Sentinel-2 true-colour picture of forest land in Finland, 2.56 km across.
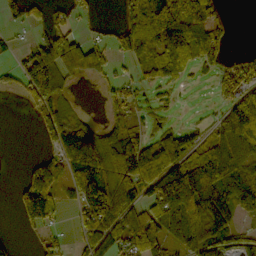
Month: October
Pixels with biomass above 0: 61%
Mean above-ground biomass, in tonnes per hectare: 79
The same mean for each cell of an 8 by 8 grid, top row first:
41 38 22 3 176 221 87 0
19 133 97 61 106 116 88 4
44 174 31 48 35 45 14 71
1 87 19 60 22 9 5 78
0 36 120 157 116 127 63 110
9 138 99 128 126 179 168 119
49 97 73 142 108 165 154 87
11 32 36 71 133 76 105 44
